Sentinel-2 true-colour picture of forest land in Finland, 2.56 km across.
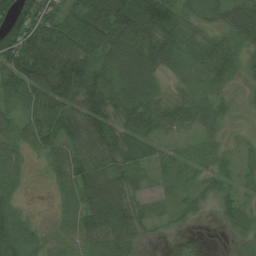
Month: July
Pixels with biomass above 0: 87%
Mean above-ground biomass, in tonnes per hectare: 62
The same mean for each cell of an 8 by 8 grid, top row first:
94 74 77 148 145 80 45 79
96 114 65 110 102 78 72 56
100 101 100 74 86 32 61 33
61 93 79 83 106 68 69 15
45 69 54 70 65 30 31 18
38 31 83 69 35 31 43 41
35 5 73 89 44 34 18 49
58 30 59 67 18 3 0 17
